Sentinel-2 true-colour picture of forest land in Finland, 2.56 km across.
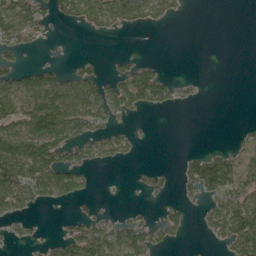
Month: May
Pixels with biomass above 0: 41%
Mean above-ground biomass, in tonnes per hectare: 58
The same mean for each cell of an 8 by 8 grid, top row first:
171 72 111 159 126 38 0 0
81 10 0 0 0 0 0 0
82 90 89 53 108 30 3 0
124 179 152 89 36 11 0 0
144 152 81 79 6 0 3 20
125 120 58 1 15 24 150 78
74 23 13 7 14 29 51 94
24 21 124 125 95 28 22 101
